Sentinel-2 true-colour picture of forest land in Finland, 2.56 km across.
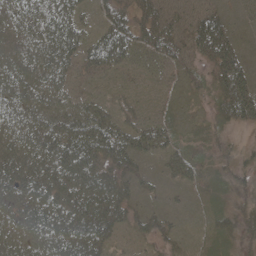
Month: May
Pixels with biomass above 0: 77%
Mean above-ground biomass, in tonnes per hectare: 47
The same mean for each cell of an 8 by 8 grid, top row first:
22 54 35 53 44 42 50 7
36 54 54 92 43 47 69 27
58 58 24 10 7 15 26 53
52 52 58 46 13 10 13 46
62 73 90 95 57 32 13 14
67 82 96 65 24 41 15 21
68 102 101 97 23 8 10 27
86 103 116 47 23 23 10 27
